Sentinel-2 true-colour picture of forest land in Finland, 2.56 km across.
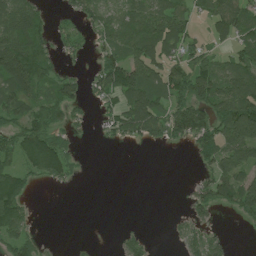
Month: July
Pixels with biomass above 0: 59%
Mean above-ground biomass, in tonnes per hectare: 55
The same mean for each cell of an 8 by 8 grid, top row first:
108 26 48 55 89 72 48 72
127 46 26 63 95 59 40 44
114 70 33 95 111 78 85 90
69 75 24 47 128 77 87 123
82 125 13 15 29 24 69 125
83 68 10 0 0 0 49 87
102 0 0 0 0 2 47 62
77 5 2 3 28 20 66 0
